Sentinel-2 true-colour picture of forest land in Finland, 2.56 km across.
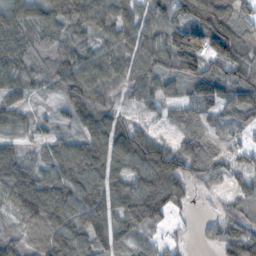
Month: November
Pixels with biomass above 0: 88%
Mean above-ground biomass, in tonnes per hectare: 86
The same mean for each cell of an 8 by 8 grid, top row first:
110 108 119 110 86 92 133 82
79 49 73 85 108 165 144 109
76 42 123 85 90 75 103 86
70 20 96 79 21 53 77 84
51 53 88 125 80 30 76 40
110 101 134 108 128 135 36 35
109 150 132 107 147 58 11 44
55 112 112 104 52 20 18 108
